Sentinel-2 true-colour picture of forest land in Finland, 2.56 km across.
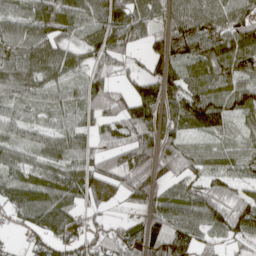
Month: April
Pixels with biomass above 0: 86%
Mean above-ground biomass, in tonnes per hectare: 76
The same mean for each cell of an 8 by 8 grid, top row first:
70 99 90 109 75 73 104 81
78 91 64 106 49 102 115 129
77 53 45 47 72 74 99 80
34 38 55 78 110 90 121 72
56 59 68 63 86 64 35 47
54 81 94 85 84 65 66 46
84 118 62 24 46 94 111 94
13 81 76 65 112 141 52 58
